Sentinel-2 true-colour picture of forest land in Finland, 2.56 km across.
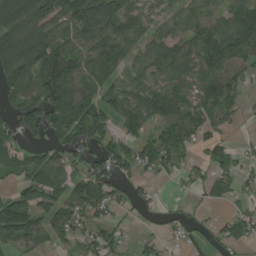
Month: August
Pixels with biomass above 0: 72%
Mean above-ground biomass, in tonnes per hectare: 73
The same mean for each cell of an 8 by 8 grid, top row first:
107 95 121 119 71 58 78 112
105 120 78 106 60 88 140 141
91 114 95 61 78 103 115 67
70 108 112 87 117 114 92 28
39 54 71 72 67 103 56 12
46 84 59 63 31 27 35 47
94 76 89 59 23 10 13 23
74 59 48 45 21 13 34 49
